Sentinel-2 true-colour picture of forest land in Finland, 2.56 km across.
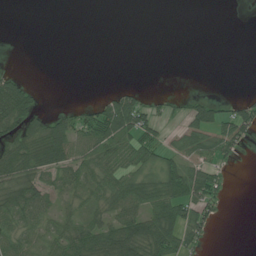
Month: July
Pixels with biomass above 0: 45%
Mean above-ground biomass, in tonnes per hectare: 29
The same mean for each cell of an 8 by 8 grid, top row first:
0 0 0 0 0 0 0 0
0 0 0 0 0 0 0 0
27 0 0 0 0 0 0 0
71 20 33 79 58 15 50 50
59 95 54 59 52 26 51 39
67 40 36 36 37 61 55 0
65 30 25 43 46 62 45 0
39 25 56 76 74 56 18 0
